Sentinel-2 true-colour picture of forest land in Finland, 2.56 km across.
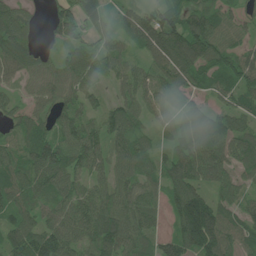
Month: June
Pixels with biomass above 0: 88%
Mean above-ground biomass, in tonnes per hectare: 70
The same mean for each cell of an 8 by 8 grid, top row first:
77 36 91 42 69 85 99 42
92 23 54 57 63 121 111 50
48 57 67 48 60 76 63 79
41 45 59 64 53 48 54 65
50 80 86 66 40 71 101 69
74 95 57 64 50 86 75 44
71 54 77 90 58 70 127 48
79 88 68 106 56 83 162 64
